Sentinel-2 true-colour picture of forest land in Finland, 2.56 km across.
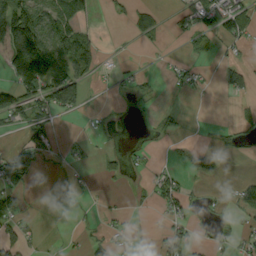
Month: September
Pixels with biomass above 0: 35%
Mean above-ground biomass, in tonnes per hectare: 40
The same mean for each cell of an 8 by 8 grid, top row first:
142 52 44 11 47 25 100 96
157 142 95 2 8 2 27 32
119 124 61 10 18 24 15 47
89 72 21 8 5 12 0 10
30 63 19 7 12 12 13 26
138 3 13 25 18 39 32 9
59 0 9 11 8 60 21 36
71 5 12 37 15 65 24 42
